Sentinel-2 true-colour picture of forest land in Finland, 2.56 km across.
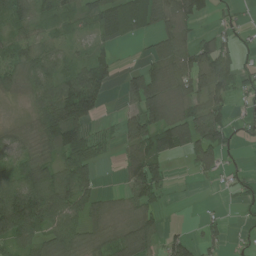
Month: July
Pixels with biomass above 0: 70%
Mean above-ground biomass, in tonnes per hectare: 64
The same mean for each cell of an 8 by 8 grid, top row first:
68 46 63 115 92 117 33 15
57 56 20 36 11 98 80 35
45 86 110 47 107 76 89 53
3 118 175 5 110 51 98 24
46 76 97 22 98 109 119 18
70 83 91 2 131 5 26 25
183 125 74 26 65 2 6 17
89 58 63 66 73 48 42 8
